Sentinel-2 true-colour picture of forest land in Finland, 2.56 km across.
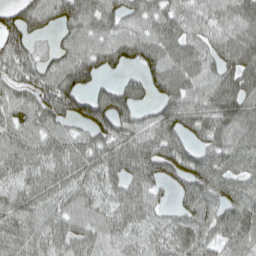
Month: April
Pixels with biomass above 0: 88%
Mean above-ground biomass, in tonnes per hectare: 73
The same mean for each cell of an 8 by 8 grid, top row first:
63 79 96 75 78 74 61 71
78 35 73 85 79 78 65 81
65 66 86 33 62 89 68 87
66 76 77 116 46 94 83 88
71 73 74 91 93 85 69 68
72 88 77 77 97 83 96 50
71 64 61 63 76 50 81 78
57 66 64 58 49 73 71 68
